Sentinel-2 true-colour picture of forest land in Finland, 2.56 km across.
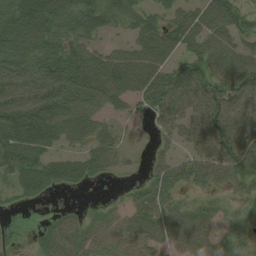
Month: August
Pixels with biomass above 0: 76%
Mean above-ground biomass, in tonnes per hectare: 63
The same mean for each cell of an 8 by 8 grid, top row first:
110 104 78 54 57 60 92 65
78 72 55 35 85 62 74 63
87 128 99 88 87 78 80 94
136 128 90 34 22 66 99 78
103 66 45 47 3 36 81 96
55 67 48 14 21 55 57 66
8 3 15 29 74 55 45 27
1 52 67 61 56 53 52 29
